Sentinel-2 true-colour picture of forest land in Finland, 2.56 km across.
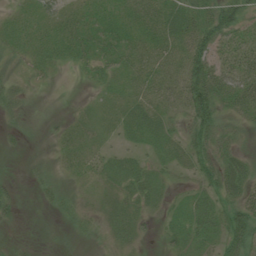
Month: July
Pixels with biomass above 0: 82%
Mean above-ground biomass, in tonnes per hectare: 31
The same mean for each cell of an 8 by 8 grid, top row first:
20 39 31 32 40 43 52 51
27 32 37 35 35 38 62 36
24 13 8 27 36 37 77 47
25 3 11 28 45 27 72 35
11 10 35 14 25 34 55 24
6 11 24 35 39 21 43 53
21 11 16 26 29 25 43 53
11 6 15 17 13 32 30 66
